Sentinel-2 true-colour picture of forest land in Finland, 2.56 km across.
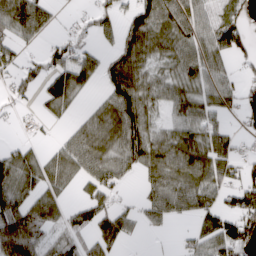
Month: April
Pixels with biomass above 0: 66%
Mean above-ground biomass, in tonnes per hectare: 60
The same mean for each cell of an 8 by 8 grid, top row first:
89 43 14 40 80 84 45 39
39 33 40 32 77 69 66 59
46 69 72 69 59 55 58 37
15 29 19 80 79 48 54 40
24 17 69 73 86 89 87 27
84 65 50 60 39 80 88 60
113 87 48 61 39 59 67 95
186 72 55 94 5 9 79 122
